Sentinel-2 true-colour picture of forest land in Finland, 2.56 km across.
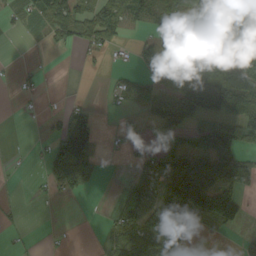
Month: September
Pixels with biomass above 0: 53%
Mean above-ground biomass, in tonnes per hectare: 56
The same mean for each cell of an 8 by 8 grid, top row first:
20 57 60 74 60 58 76 169
0 13 40 45 32 96 76 104
15 3 1 16 50 77 125 122
3 12 61 15 30 120 97 83
1 36 143 12 21 47 80 78
2 44 84 2 31 100 150 133
7 1 0 16 82 175 157 96
8 3 0 43 96 121 8 13
